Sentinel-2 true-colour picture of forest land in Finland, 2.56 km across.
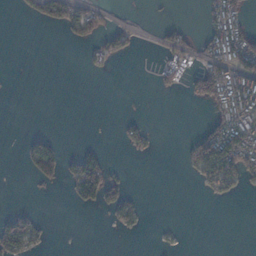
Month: January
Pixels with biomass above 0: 25%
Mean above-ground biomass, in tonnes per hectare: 26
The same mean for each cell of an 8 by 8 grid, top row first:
4 48 74 12 1 1 31 75
0 0 12 47 2 44 52 116
0 0 0 2 1 25 112 101
0 0 0 0 2 0 23 94
0 38 7 1 30 1 86 139
0 61 94 34 0 0 65 78
7 0 18 43 13 0 0 0
74 9 0 0 1 3 0 0
